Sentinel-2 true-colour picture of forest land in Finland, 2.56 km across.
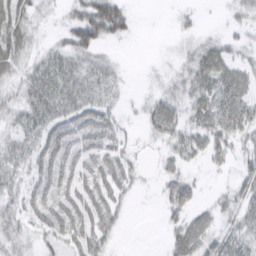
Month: March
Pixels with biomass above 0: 69%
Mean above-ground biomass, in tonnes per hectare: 23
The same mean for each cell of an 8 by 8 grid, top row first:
34 9 33 75 0 5 1 17
35 13 45 7 0 7 25 14
22 35 30 21 2 19 38 31
22 33 33 21 15 28 36 40
22 30 29 30 6 28 34 22
22 31 31 36 8 24 6 20
19 33 35 28 0 28 13 28
20 20 27 14 0 24 29 36
